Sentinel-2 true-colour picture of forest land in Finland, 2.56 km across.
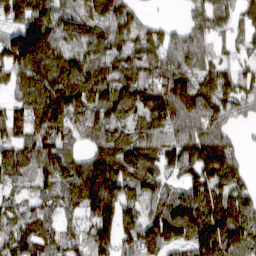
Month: March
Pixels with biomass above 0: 89%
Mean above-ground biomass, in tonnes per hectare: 113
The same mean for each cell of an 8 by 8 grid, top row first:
86 118 103 115 30 3 99 73
167 152 94 104 96 125 61 45
84 130 138 121 107 135 92 101
84 199 139 126 117 201 150 62
111 155 65 132 148 162 196 30
96 122 195 183 118 53 140 85
72 67 118 172 84 105 145 121
102 92 79 134 142 101 137 118
